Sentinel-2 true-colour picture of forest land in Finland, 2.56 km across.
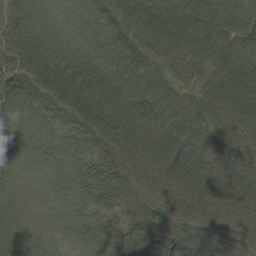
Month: August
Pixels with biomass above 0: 93%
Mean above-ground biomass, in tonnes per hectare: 46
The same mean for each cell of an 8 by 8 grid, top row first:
24 9 11 45 57 48 40 38
45 30 18 30 62 64 56 39
49 70 50 41 59 44 57 52
30 32 65 53 53 53 67 76
16 12 24 68 68 70 70 68
14 7 19 56 71 82 70 74
14 7 17 43 74 79 83 71
23 8 8 32 65 69 56 69
